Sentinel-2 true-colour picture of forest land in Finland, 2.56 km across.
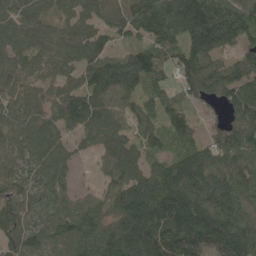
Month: May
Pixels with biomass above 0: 90%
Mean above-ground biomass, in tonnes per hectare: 99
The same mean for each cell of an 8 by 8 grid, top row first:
96 68 90 97 145 143 179 141
90 79 98 64 84 98 151 78
81 62 83 156 104 85 126 111
69 70 136 102 79 88 22 90
69 82 41 102 66 51 74 108
70 84 16 73 101 129 118 102
80 64 74 78 159 164 129 97
91 73 91 120 164 162 164 148
